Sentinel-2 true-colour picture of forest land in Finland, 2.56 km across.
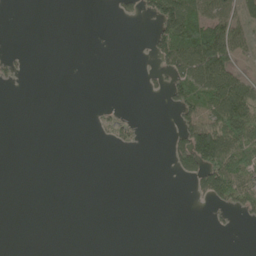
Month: May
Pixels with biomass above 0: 24%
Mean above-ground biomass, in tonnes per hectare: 27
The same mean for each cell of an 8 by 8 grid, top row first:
0 0 0 6 30 135 85 69
3 0 0 0 3 129 140 60
16 0 0 0 8 62 101 59
0 0 0 13 0 38 73 100
0 0 0 15 5 43 155 79
0 0 0 0 0 14 101 102
0 0 0 0 0 0 12 47
0 0 0 0 0 0 0 0
